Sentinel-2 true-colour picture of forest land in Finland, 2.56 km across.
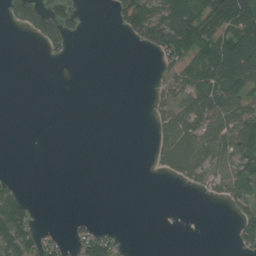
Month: July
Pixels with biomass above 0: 35%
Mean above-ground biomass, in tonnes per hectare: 30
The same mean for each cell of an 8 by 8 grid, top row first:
41 69 17 18 90 110 96 109
0 26 0 0 22 91 94 103
0 0 0 0 0 43 77 72
0 0 0 0 2 65 66 56
0 0 0 0 0 86 46 64
6 0 0 0 1 29 40 44
91 0 0 0 0 0 0 41
87 21 37 31 0 0 0 35
